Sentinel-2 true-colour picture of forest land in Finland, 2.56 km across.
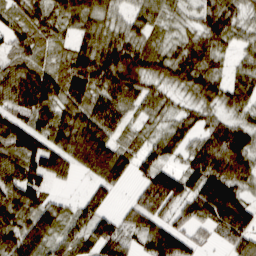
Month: March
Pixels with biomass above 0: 88%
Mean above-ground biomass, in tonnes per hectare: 79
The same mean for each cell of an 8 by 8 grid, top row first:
54 66 75 48 61 27 71 47
62 39 63 106 74 49 93 40
115 92 108 112 81 67 91 66
89 85 100 104 47 41 59 55
116 93 110 84 46 60 100 113
101 93 30 94 58 94 150 95
114 69 43 30 88 69 133 126
101 67 74 108 71 114 26 82
